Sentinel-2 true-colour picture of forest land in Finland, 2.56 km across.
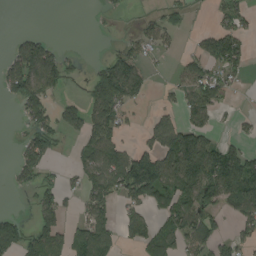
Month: August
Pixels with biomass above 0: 48%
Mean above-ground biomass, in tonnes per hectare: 63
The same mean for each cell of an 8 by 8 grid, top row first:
0 0 0 7 20 38 12 54
55 60 5 14 55 19 64 75
103 98 23 181 69 31 94 22
18 66 82 125 11 53 67 15
20 71 48 89 41 159 101 36
38 31 57 120 170 133 131 151
4 74 38 58 64 96 80 73
96 95 77 67 79 73 82 44
